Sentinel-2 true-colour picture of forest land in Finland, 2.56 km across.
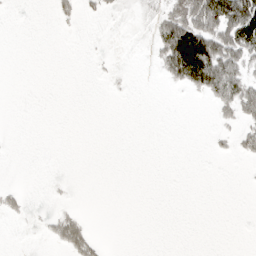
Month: April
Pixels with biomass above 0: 18%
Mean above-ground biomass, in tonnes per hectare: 18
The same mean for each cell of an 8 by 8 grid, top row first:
0 2 15 6 7 67 129 151
0 0 0 1 2 122 127 102
0 0 0 3 0 40 104 73
0 0 0 0 0 0 3 49
0 0 0 0 0 0 3 20
0 1 0 0 0 0 0 0
13 2 5 0 0 0 0 0
0 12 60 0 0 0 0 0
